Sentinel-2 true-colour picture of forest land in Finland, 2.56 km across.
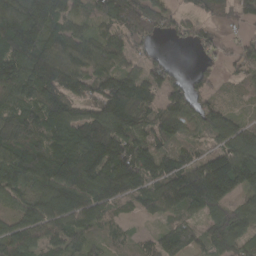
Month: March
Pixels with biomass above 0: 87%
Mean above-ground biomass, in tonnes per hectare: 90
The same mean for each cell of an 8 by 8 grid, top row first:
139 153 61 108 126 42 45 39
145 102 90 86 37 12 41 31
126 128 106 113 93 43 35 27
80 122 73 136 78 94 83 25
93 76 126 140 79 58 41 100
135 140 177 145 116 113 184 148
54 132 136 69 50 79 93 63
121 84 73 28 32 83 65 78
